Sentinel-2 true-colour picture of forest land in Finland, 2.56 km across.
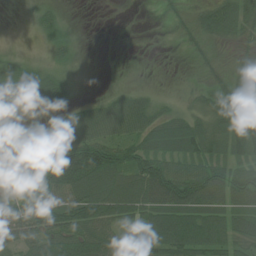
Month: July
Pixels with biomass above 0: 71%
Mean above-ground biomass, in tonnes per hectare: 48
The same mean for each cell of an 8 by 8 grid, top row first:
1 17 0 0 0 13 45 62
2 12 3 0 0 6 18 18
51 51 4 0 0 5 24 21
29 33 33 49 43 24 51 91
51 59 87 64 57 70 56 68
33 75 127 100 103 78 69 61
57 79 102 89 77 94 77 65
82 85 81 55 47 91 90 60
